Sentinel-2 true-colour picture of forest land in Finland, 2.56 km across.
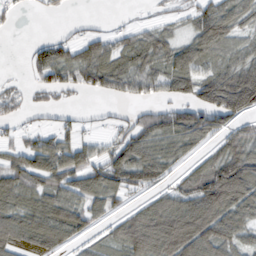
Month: February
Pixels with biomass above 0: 69%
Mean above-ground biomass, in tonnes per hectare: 60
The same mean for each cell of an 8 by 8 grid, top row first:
14 11 6 4 6 25 81 50
0 54 52 54 62 57 82 40
10 59 52 66 60 74 78 97
34 32 14 12 34 72 95 74
36 60 55 49 83 65 33 66
75 87 82 90 83 31 90 115
73 78 65 36 53 90 121 86
72 87 34 48 120 129 107 52
